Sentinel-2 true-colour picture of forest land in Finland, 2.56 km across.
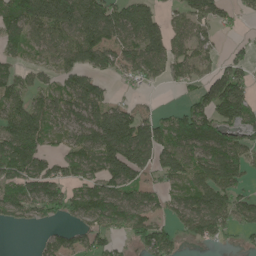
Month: May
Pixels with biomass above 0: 71%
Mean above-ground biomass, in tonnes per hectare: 87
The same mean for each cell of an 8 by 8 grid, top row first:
110 180 160 125 124 55 100 27
59 74 141 108 120 83 60 22
69 45 84 31 51 50 85 92
95 100 83 109 46 43 108 137
134 57 90 173 135 105 136 98
103 95 79 118 69 93 132 98
92 79 75 124 85 60 118 98
0 35 49 56 87 53 68 18
